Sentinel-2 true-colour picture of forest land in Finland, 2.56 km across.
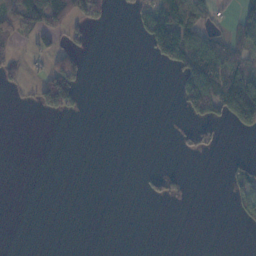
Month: November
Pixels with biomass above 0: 22%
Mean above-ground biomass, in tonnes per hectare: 25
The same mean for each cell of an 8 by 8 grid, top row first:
81 87 53 15 56 112 32 49
22 23 28 0 16 129 84 45
21 75 43 0 0 28 109 115
2 30 16 0 0 7 78 149
0 0 0 0 0 8 22 0
0 0 0 0 9 15 0 25
0 0 0 0 0 0 0 22
0 0 0 0 0 0 0 0
